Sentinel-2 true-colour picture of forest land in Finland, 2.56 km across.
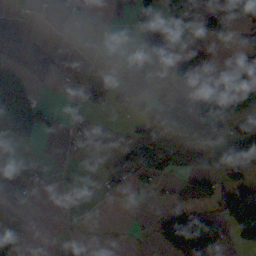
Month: November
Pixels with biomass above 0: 37%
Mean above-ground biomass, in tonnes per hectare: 49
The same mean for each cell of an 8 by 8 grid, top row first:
11 2 8 5 45 87 40 65
1 0 2 4 20 26 16 15
117 0 44 52 32 26 28 99
175 69 10 23 34 77 99 68
84 3 6 9 99 82 123 103
53 25 4 35 66 62 108 96
58 0 2 3 1 71 53 216
110 0 13 3 4 144 129 52
